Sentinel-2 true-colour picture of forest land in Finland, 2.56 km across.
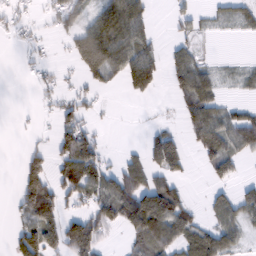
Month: February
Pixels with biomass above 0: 50%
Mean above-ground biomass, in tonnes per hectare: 55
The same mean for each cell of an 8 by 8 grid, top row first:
26 30 59 98 61 26 17 34
8 12 96 125 74 36 9 0
1 17 28 40 110 65 63 24
3 9 57 4 1 17 104 48
0 25 124 3 42 80 85 79
25 87 118 66 83 53 27 23
39 112 42 102 173 106 31 70
68 105 145 12 84 82 94 37
